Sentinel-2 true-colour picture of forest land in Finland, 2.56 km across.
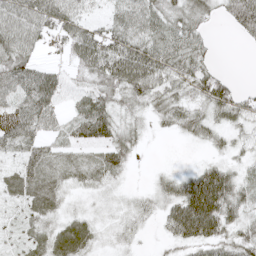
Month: May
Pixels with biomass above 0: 82%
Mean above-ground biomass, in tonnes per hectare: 41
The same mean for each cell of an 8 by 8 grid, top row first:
60 64 35 30 52 46 29 67
60 23 65 58 56 55 25 4
63 50 26 63 71 45 56 5
40 47 39 47 26 43 42 51
45 32 34 50 13 3 27 23
48 55 35 30 2 28 75 33
22 47 12 11 16 58 112 45
22 50 59 13 6 38 62 47
